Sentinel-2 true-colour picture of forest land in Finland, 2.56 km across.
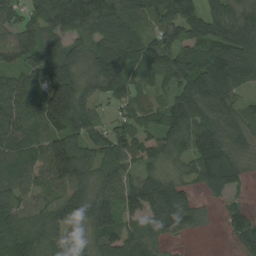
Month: August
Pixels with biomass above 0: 89%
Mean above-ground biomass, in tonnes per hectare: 93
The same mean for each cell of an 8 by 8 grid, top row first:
51 94 111 132 90 115 97 104
91 92 52 115 103 114 99 134
82 152 98 92 68 88 134 89
108 161 109 37 81 114 111 65
105 118 95 104 96 86 134 80
87 97 98 81 74 49 102 67
78 80 120 101 126 165 20 35
78 95 78 110 123 32 3 52
